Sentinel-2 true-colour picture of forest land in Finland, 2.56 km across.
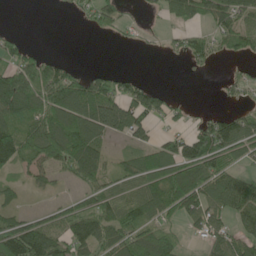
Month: June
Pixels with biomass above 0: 60%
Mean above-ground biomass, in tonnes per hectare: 70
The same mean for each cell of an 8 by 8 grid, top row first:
0 0 24 59 16 62 74 84
55 8 0 4 7 30 61 62
116 117 84 80 28 0 4 40
105 117 132 112 112 34 21 37
132 143 151 27 54 84 144 100
33 36 78 52 111 124 108 58
32 29 68 80 110 90 96 89
152 134 102 93 125 61 61 64
